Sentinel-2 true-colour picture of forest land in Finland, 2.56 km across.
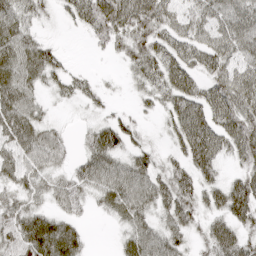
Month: April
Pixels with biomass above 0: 82%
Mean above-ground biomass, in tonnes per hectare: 50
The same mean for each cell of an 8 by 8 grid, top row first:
57 20 50 78 75 45 54 62
61 36 1 29 66 60 60 59
65 38 28 5 47 67 49 63
72 17 11 20 16 63 68 81
62 55 18 67 30 36 82 74
48 41 50 67 62 60 43 46
49 36 26 41 55 70 41 77
63 92 36 7 64 45 45 61
